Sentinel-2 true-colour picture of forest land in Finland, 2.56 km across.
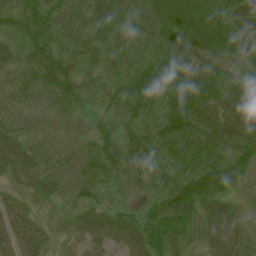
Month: July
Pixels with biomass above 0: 99%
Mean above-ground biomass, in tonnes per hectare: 55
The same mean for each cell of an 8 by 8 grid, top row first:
52 62 47 72 60 101 83 84
38 64 48 54 48 64 78 85
33 60 40 35 80 84 77 52
37 31 19 30 53 80 63 67
59 23 27 39 62 67 57 49
41 40 38 40 47 53 98 40
42 16 40 34 30 98 72 38
77 27 43 57 77 60 58 65
